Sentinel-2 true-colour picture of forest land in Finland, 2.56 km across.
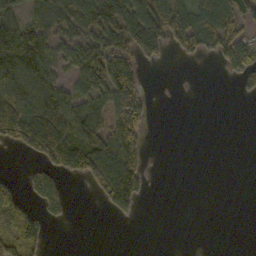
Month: October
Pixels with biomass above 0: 46%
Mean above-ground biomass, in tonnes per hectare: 58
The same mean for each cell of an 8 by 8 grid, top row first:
68 82 96 124 106 80 74 70
186 92 101 91 84 54 53 105
109 75 77 113 26 0 0 47
160 161 107 82 71 0 0 0
56 140 137 110 56 0 0 0
11 79 58 148 60 0 0 0
64 67 0 58 8 0 0 0
121 29 0 0 0 0 0 0
